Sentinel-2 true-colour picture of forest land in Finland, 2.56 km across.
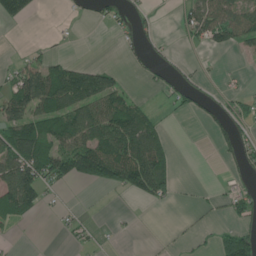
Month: June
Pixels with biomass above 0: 42%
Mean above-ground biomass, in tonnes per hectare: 48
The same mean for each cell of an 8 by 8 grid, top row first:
54 0 11 30 29 13 98 80
3 14 2 1 37 15 32 35
58 113 120 59 15 34 12 8
87 92 95 107 57 17 40 37
137 95 106 114 125 11 3 48
158 86 85 108 147 37 0 33
105 23 13 4 10 8 13 58
8 0 19 8 1 7 9 70
